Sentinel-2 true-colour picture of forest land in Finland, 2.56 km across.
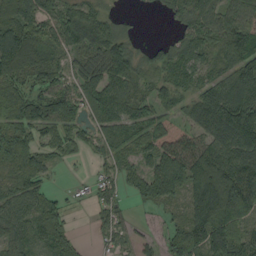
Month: September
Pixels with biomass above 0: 81%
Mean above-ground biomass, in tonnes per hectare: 73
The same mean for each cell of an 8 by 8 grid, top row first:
91 64 97 43 2 45 75 72
115 47 78 117 34 66 73 102
63 73 72 89 54 83 66 144
81 52 44 77 74 50 106 165
91 52 40 63 60 58 74 119
67 33 5 34 65 121 187 123
79 71 7 64 18 31 149 117
55 69 26 42 26 65 155 107
